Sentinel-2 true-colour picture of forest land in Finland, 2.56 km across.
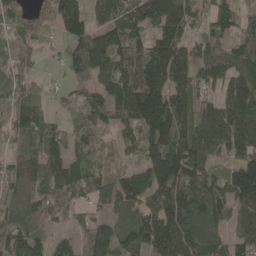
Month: May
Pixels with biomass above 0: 87%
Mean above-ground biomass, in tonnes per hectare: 97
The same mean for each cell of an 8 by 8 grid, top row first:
47 73 120 95 103 125 61 74
65 17 121 114 89 122 69 109
73 23 63 99 162 119 79 125
108 51 62 99 182 164 90 135
35 91 64 37 96 140 118 110
79 104 86 64 102 147 92 158
79 66 54 73 94 149 158 105
138 69 60 120 140 163 129 80
